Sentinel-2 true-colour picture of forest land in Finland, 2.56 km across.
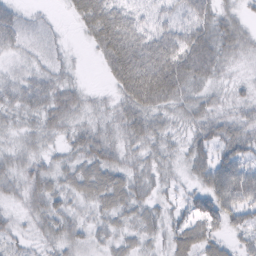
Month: February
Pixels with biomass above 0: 86%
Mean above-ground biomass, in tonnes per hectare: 41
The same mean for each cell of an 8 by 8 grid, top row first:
38 8 46 80 33 41 59 24
27 20 5 88 85 75 75 35
32 41 12 45 108 82 39 13
37 54 32 30 64 28 34 27
21 22 42 46 41 22 50 52
35 39 43 49 33 17 64 85
18 43 21 40 33 22 61 58
24 28 29 27 22 43 45 25
